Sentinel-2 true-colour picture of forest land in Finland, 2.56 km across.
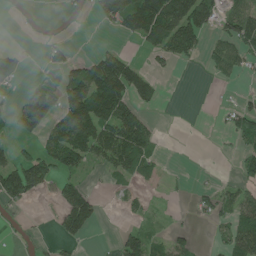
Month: June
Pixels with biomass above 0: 42%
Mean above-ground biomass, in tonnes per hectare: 45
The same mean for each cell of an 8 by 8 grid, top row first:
1 12 19 70 135 140 85 71
13 25 4 26 33 94 32 59
38 20 81 148 67 5 4 13
40 93 121 125 35 7 4 47
23 53 105 112 66 1 4 27
108 60 32 28 32 2 3 36
20 3 111 4 18 2 29 65
8 9 27 8 66 37 4 87
